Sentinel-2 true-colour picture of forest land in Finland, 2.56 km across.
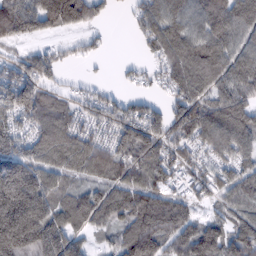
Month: February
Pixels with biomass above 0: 84%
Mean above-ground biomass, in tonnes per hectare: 114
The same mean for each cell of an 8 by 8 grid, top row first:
197 160 142 22 82 103 128 129
40 48 30 5 35 134 140 108
125 82 18 7 25 127 162 145
114 139 55 75 80 86 133 150
113 153 120 97 138 93 98 130
295 127 81 89 114 53 74 84
360 168 133 124 143 100 42 100
330 234 66 49 147 105 146 137
